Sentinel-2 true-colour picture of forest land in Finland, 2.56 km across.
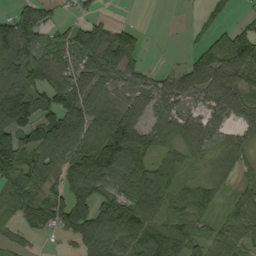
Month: September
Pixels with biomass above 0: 76%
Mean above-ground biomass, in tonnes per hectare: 75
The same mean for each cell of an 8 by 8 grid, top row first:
87 47 26 10 0 0 52 21
135 66 93 126 27 1 86 144
116 94 68 70 43 58 82 86
167 111 122 111 69 48 42 61
130 131 103 128 103 70 48 49
105 118 114 90 88 65 34 34
102 123 107 92 62 57 44 66
38 13 74 60 70 81 46 66
